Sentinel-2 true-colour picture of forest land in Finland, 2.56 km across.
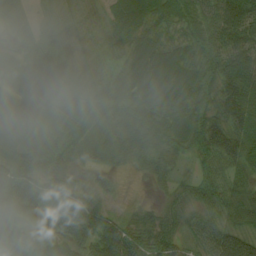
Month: August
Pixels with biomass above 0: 86%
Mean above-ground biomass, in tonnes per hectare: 49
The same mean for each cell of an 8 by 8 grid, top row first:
60 24 18 42 69 54 65 99
32 51 15 29 60 41 63 83
29 49 44 33 81 83 55 106
55 37 55 43 66 58 55 90
74 67 38 33 57 42 70 74
92 67 9 15 14 23 38 36
81 63 48 21 17 31 51 55
35 14 29 22 11 11 77 75
